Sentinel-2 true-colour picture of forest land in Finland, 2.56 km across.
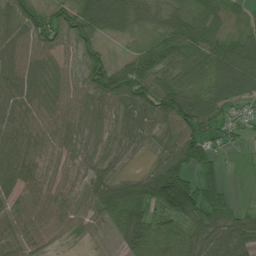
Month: July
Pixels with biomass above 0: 88%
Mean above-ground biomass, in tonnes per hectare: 65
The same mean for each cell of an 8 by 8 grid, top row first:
81 81 108 111 56 59 83 32
63 56 59 12 51 95 91 88
64 47 50 117 94 81 70 103
52 44 54 59 66 107 87 32
53 32 40 43 33 84 74 23
62 31 30 49 70 140 46 1
48 64 32 100 96 144 93 29
42 33 20 20 105 78 85 87
